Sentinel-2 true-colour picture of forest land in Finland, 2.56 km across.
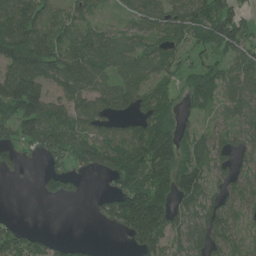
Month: June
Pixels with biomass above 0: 72%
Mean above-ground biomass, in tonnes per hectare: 91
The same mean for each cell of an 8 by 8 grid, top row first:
130 90 54 16 98 92 139 84
188 142 128 104 89 48 97 108
167 106 156 87 91 62 110 96
132 120 103 89 84 66 45 86
83 91 112 109 181 130 86 62
16 53 39 88 163 184 85 60
1 1 0 93 263 86 73 70
90 49 11 3 143 58 96 64
